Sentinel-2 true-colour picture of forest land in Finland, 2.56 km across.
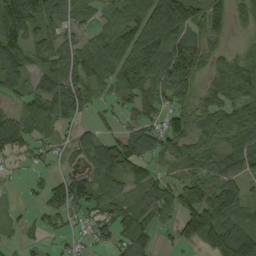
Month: September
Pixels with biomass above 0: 79%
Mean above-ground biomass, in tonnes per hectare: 70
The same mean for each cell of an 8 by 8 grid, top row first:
126 94 46 48 131 160 104 44
70 73 75 118 124 100 58 24
66 45 83 67 84 104 45 100
40 96 53 19 54 37 64 75
74 38 63 73 69 51 60 102
9 38 29 81 54 33 80 84
10 69 52 70 80 66 154 96
18 20 21 52 62 47 117 167
